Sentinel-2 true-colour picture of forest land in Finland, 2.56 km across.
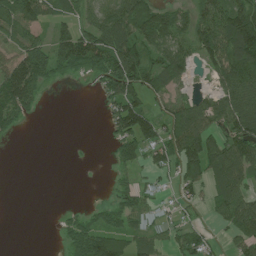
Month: July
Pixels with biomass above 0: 63%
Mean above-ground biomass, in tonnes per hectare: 56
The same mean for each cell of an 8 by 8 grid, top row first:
106 47 43 74 107 70 72 129
68 73 108 110 79 64 84 156
130 46 13 95 86 56 19 118
72 1 0 51 88 63 73 110
2 0 1 27 76 84 78 95
0 0 0 13 18 35 61 80
0 0 12 51 43 19 20 90
0 0 89 99 48 36 36 49
